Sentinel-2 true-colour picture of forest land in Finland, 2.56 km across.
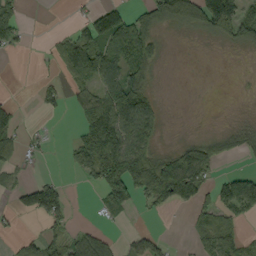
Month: September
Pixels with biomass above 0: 49%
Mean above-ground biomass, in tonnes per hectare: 46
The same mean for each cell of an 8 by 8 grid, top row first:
49 0 16 93 63 70 98 75
18 9 86 82 95 2 4 24
0 10 53 74 75 0 0 1
21 14 41 98 94 1 1 4
42 13 57 122 65 29 75 43
17 10 22 117 132 146 54 19
36 112 1 58 19 31 50 65
16 56 76 34 40 5 64 47
